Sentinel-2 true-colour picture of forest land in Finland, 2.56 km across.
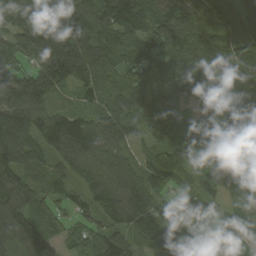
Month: September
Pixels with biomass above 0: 95%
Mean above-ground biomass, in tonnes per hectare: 106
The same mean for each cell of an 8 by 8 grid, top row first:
98 103 117 133 94 154 104 97
131 166 106 98 118 124 103 103
141 176 107 85 66 110 111 90
127 96 79 104 78 88 77 103
119 78 164 119 56 121 101 125
149 64 63 124 131 106 105 114
175 87 72 129 127 109 100 83
108 83 66 108 56 69 94 93
